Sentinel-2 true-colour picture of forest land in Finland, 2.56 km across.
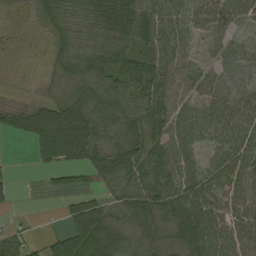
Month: August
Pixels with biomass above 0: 82%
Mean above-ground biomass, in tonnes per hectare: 59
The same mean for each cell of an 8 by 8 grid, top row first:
7 45 40 90 89 62 74 56
2 20 45 71 59 60 30 45
1 13 55 58 82 59 56 66
38 79 87 72 80 72 76 83
4 114 117 58 85 75 57 86
8 20 27 68 88 78 66 79
10 0 66 37 83 84 85 68
72 29 98 83 41 46 106 78
